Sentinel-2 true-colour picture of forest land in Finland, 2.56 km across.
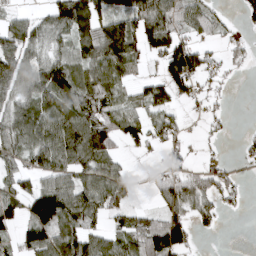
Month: April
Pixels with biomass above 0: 66%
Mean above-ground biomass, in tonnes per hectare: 65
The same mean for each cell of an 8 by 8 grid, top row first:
33 57 139 99 110 86 51 25
96 53 96 146 83 107 32 24
82 100 74 70 33 117 33 4
71 75 82 67 62 37 30 0
74 89 118 67 47 38 13 16
58 76 78 78 4 53 59 21
72 157 101 69 22 78 55 17
54 94 88 55 104 117 2 0
